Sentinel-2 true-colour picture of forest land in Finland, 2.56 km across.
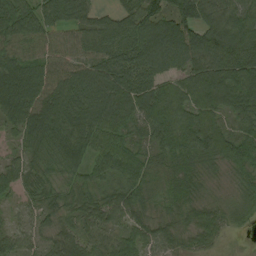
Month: August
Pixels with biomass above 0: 96%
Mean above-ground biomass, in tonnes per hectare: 86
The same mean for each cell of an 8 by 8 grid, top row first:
94 89 81 60 118 136 93 102
92 94 93 103 124 137 126 113
123 129 110 113 104 76 122 132
109 118 122 113 104 111 93 98
37 125 100 90 57 112 111 95
65 76 63 72 63 47 35 38
26 58 66 71 58 49 49 56
60 49 77 71 71 57 50 8
